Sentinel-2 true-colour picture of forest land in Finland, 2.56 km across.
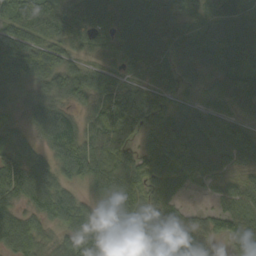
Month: September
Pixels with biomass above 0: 92%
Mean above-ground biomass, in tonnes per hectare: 71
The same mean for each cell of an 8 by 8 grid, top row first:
96 103 97 78 89 53 54 64
104 97 59 59 82 73 73 106
90 99 95 66 61 58 45 63
55 82 49 93 83 51 46 33
72 62 89 73 44 71 61 36
106 75 70 96 85 79 31 29
58 79 74 57 74 43 28 73
101 52 86 86 90 98 57 74
